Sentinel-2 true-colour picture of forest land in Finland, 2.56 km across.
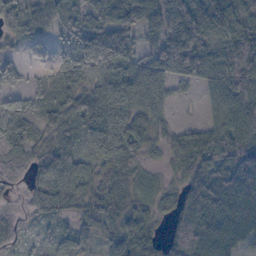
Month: October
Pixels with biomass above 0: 88%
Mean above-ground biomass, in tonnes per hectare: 70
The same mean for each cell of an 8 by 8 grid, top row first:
52 57 56 80 80 137 136 147
14 11 39 82 28 136 101 159
31 17 61 76 58 42 68 118
32 55 82 95 56 12 30 95
51 66 49 93 59 52 78 108
55 67 59 79 33 41 138 124
31 73 49 73 54 85 128 84
44 16 43 57 70 127 117 44
